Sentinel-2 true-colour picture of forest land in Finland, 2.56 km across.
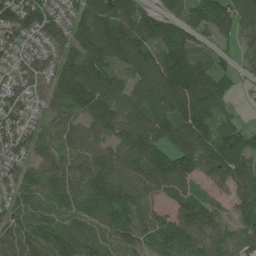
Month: June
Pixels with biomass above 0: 92%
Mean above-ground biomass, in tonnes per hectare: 115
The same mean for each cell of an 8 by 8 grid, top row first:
124 117 103 153 106 74 132 103
68 74 131 175 153 188 52 45
50 78 193 117 114 220 168 31
67 51 112 149 119 140 206 25
75 64 81 105 189 152 176 148
86 102 96 140 121 183 118 126
86 107 117 167 107 77 106 103
112 142 128 108 91 147 108 74
